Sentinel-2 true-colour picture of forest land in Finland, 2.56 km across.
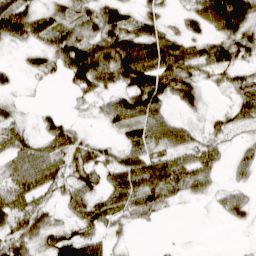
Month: March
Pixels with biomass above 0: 67%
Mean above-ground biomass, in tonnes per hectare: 38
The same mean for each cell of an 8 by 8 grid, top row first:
77 35 35 42 34 12 83 90
13 42 70 71 74 62 41 42
11 16 63 44 80 68 17 34
14 14 7 47 75 17 12 40
46 43 34 13 51 51 32 14
45 55 38 41 67 65 37 16
41 27 37 43 43 9 4 33
49 33 54 19 0 1 0 0
